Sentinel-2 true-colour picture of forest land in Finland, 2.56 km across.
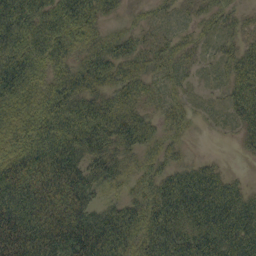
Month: September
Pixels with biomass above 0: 88%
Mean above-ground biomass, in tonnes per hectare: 68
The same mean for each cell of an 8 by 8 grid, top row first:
99 88 106 28 16 16 32 24
89 83 61 66 43 40 19 45
103 71 94 73 53 34 12 76
77 105 97 84 44 43 9 59
92 96 101 75 57 30 1 20
94 88 95 61 48 60 64 11
95 89 92 53 80 96 103 83
118 104 133 104 82 85 94 86
